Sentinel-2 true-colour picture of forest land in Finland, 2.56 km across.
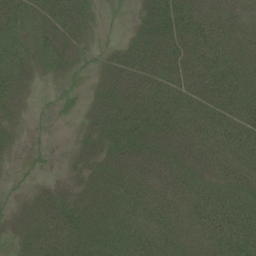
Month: July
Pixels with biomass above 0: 82%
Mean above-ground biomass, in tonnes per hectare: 47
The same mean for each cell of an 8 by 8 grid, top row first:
62 57 54 3 31 77 73 47
52 39 22 12 58 61 73 53
47 9 7 49 71 61 70 68
14 4 7 60 59 62 63 65
14 3 17 43 54 51 73 79
4 3 21 44 64 54 40 60
14 57 41 47 64 59 83 66
24 73 64 51 60 56 64 86
